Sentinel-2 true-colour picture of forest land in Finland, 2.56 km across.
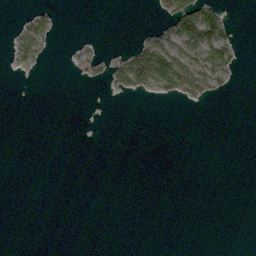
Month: March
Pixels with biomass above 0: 13%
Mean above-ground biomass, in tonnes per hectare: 10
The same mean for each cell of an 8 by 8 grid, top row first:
1 13 0 0 0 65 61 0
17 15 6 2 53 39 77 13
1 0 4 26 83 80 52 2
0 0 0 0 0 0 0 0
0 0 0 0 0 0 0 0
0 0 0 0 0 0 0 0
0 0 0 0 0 0 0 0
0 0 0 0 0 0 0 0
